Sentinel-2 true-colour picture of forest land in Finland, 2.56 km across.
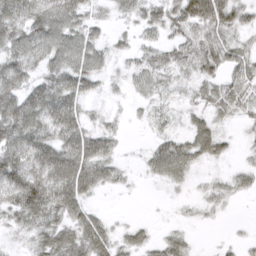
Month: March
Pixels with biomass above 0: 79%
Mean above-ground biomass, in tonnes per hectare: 36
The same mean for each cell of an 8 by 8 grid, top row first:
58 69 42 18 35 55 106 48
51 59 60 22 28 35 54 33
42 33 40 16 30 21 33 41
59 48 28 10 10 15 27 28
62 42 43 21 8 39 50 10
79 67 49 27 13 38 12 25
57 71 32 2 0 6 22 27
10 44 47 34 24 26 4 29
